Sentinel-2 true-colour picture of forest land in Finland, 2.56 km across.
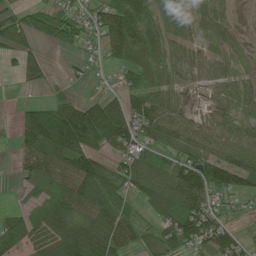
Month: June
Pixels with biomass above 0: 74%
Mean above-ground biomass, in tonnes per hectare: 64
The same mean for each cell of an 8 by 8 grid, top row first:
44 67 52 83 66 75 69 6
50 19 35 53 87 60 40 17
15 27 14 13 63 54 65 50
21 78 98 98 94 74 44 38
29 121 140 74 58 80 89 83
18 62 121 77 77 81 99 95
24 67 76 94 38 80 69 24
96 97 121 89 48 86 71 44
